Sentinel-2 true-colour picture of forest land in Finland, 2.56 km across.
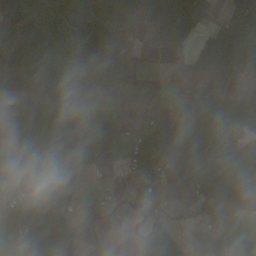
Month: October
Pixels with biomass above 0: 67%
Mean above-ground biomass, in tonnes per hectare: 52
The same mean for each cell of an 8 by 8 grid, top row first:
57 43 26 19 31 77 68 58
99 60 50 57 5 32 81 82
32 73 47 50 3 23 18 17
45 49 63 72 4 38 87 30
67 70 53 45 74 91 67 10
67 71 52 7 62 62 91 63
54 84 21 26 38 24 110 73
34 116 48 7 87 47 60 59
